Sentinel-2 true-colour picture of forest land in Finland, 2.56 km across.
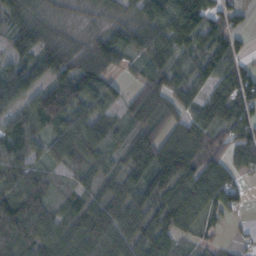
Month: October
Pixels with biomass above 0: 87%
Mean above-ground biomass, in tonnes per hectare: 81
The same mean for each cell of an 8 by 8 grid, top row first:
83 48 25 39 91 109 101 43
75 93 56 95 96 94 81 40
116 82 133 46 68 73 80 102
74 135 87 52 113 71 96 97
87 66 122 51 90 113 89 78
80 46 46 58 91 127 108 50
120 74 90 107 93 112 78 46
104 93 88 110 102 58 20 16
